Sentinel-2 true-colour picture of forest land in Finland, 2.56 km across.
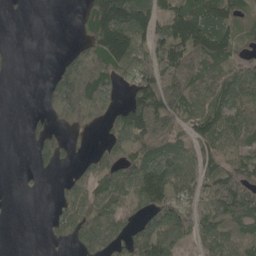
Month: May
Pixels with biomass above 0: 66%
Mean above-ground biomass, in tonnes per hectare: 85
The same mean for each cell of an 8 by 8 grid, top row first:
2 0 37 235 140 111 119 45
3 0 71 202 132 128 144 44
2 34 258 153 119 180 80 93
0 45 185 85 153 108 89 69
0 78 14 86 120 95 85 69
1 11 59 121 126 110 125 104
1 5 136 91 74 105 116 102
0 15 105 98 122 89 71 59
